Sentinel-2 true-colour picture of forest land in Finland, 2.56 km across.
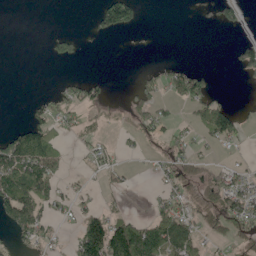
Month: May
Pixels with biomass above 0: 36%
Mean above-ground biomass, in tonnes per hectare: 37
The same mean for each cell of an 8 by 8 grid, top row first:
0 0 0 129 13 0 11 34
0 18 16 0 1 0 0 47
0 0 35 6 25 61 31 11
0 45 29 8 49 10 81 22
100 78 11 12 15 28 26 21
104 78 9 23 2 49 39 30
90 41 25 14 2 57 74 77
31 23 87 153 151 127 30 51
